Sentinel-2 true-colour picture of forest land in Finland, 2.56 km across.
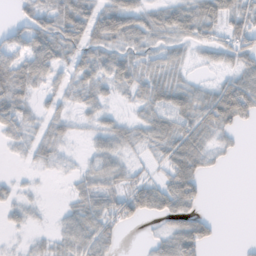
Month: November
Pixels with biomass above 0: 70%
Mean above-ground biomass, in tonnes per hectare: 34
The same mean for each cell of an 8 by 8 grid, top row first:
17 43 67 78 39 46 49 44
43 58 65 39 32 26 23 42
54 36 54 37 50 37 12 50
42 39 17 13 30 60 56 61
20 50 5 39 22 57 28 7
28 6 21 36 17 63 14 0
37 3 41 49 48 58 5 0
5 13 50 33 5 57 29 2
